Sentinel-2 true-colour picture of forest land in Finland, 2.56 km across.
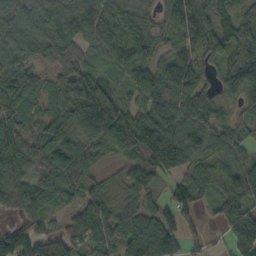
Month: October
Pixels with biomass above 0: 90%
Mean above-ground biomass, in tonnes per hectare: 81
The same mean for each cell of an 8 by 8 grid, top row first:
111 133 115 115 64 79 87 60
93 87 69 92 79 49 76 84
121 42 132 56 83 82 41 106
96 49 117 115 84 80 89 38
86 89 81 82 140 120 78 62
84 74 69 21 62 46 67 106
73 48 62 65 46 38 22 101
115 77 79 74 157 73 18 141
